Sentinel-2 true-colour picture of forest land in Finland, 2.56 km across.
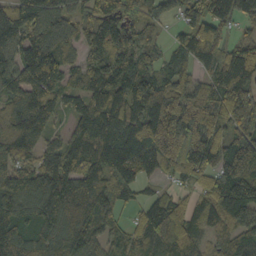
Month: October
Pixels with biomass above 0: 91%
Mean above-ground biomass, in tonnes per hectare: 118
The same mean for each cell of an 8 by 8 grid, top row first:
120 164 108 142 103 50 115 75
130 210 87 172 104 72 147 82
126 144 68 162 115 98 78 122
127 115 94 143 130 167 150 144
119 60 111 126 136 218 164 143
129 128 137 103 50 67 84 129
129 146 214 101 71 106 87 125
131 129 147 61 86 118 46 91
